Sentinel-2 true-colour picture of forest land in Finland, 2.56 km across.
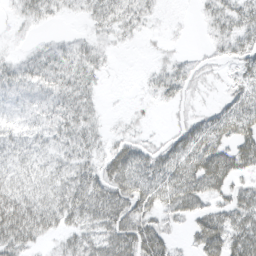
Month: March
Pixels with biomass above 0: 76%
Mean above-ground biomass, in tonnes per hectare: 30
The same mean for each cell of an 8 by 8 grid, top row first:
10 20 11 34 20 2 19 33
5 13 19 10 3 5 9 25
29 33 32 2 5 28 10 17
15 24 36 2 5 8 16 41
27 24 33 24 22 32 51 52
33 31 40 55 52 54 71 32
63 46 55 62 46 44 31 48
52 19 36 55 60 12 54 47
